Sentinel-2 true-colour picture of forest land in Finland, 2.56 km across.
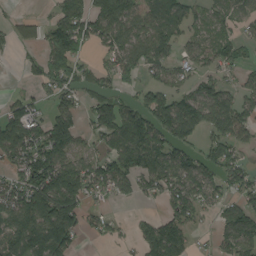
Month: August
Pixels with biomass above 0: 68%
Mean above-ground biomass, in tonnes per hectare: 87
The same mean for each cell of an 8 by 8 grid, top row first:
23 32 98 143 82 79 52 65
39 110 85 81 108 66 75 65
4 88 60 52 49 58 71 50
100 66 62 114 117 149 121 107
157 164 69 86 163 108 71 75
78 181 136 116 116 124 89 73
115 156 101 23 14 94 49 86
98 153 34 23 78 113 17 118
